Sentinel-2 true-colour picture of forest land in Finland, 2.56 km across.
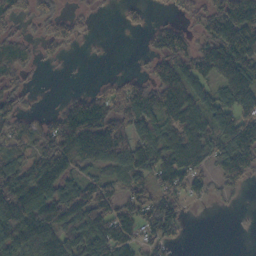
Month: October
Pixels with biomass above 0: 71%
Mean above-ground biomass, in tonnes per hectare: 75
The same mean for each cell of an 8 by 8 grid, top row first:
46 43 24 3 17 21 62 162
46 26 8 1 15 70 78 125
37 2 1 16 49 117 72 137
46 20 136 95 127 121 101 95
57 98 161 151 101 110 98 139
122 156 64 62 77 101 56 72
169 127 130 82 93 63 4 4
139 130 103 127 58 30 0 0
